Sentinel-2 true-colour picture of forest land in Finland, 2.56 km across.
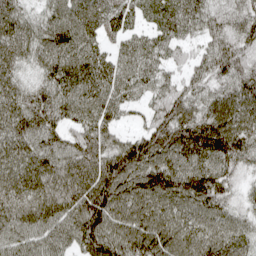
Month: April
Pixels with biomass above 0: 95%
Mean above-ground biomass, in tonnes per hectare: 86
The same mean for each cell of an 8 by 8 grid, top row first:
82 58 78 81 38 93 71 71
91 95 94 47 86 58 52 73
69 70 109 96 82 47 61 80
96 79 83 71 42 90 83 98
96 73 82 67 99 116 121 89
90 107 110 122 114 111 105 37
106 110 116 111 100 83 86 41
96 93 102 115 123 99 91 75
